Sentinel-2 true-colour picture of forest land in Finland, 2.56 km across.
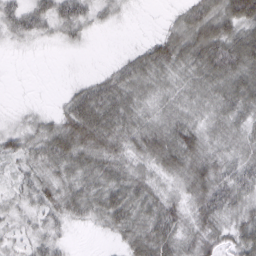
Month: March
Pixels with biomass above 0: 84%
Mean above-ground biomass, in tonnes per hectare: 42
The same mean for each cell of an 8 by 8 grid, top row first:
42 45 44 19 1 21 68 77
9 6 11 0 26 62 83 79
0 0 12 39 51 39 59 69
8 13 67 66 41 42 39 49
35 54 67 57 58 69 45 41
24 41 48 53 42 45 68 48
25 40 46 67 55 41 61 45
21 35 1 15 65 52 53 53
